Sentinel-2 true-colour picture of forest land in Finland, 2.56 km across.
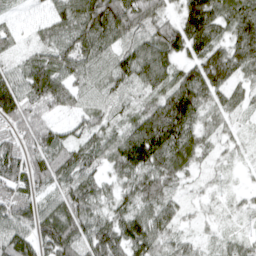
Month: April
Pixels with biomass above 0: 92%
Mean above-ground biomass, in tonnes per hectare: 69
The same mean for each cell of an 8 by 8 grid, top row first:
20 50 110 130 77 60 120 98
34 59 88 60 80 90 96 92
73 104 53 72 73 76 115 47
88 52 46 45 60 124 54 35
68 87 59 63 133 104 37 26
93 86 77 38 73 53 19 14
90 62 89 48 55 46 18 20
100 93 83 93 93 40 22 30
